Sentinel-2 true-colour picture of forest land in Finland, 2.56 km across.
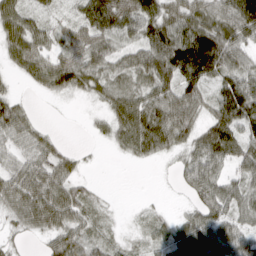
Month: March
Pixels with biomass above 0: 81%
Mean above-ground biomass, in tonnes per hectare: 58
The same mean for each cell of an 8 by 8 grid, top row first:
75 34 46 86 77 61 76 117
69 53 66 47 68 125 161 74
18 70 68 52 58 80 70 80
69 1 2 50 83 96 47 106
50 47 4 26 80 57 90 78
73 82 31 0 0 19 85 53
63 94 55 9 9 8 77 63
16 36 57 26 22 66 89 70
